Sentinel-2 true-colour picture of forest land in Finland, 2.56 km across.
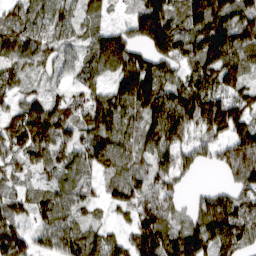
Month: March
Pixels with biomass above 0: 89%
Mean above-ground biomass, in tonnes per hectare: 92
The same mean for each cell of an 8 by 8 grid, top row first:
61 63 50 21 140 102 201 130
86 64 45 131 86 135 184 169
56 32 43 61 158 76 110 85
70 117 65 118 121 168 143 96
98 117 75 97 88 85 67 158
39 43 66 70 72 86 2 113
60 96 70 52 112 76 112 95
98 66 94 52 138 113 127 83
